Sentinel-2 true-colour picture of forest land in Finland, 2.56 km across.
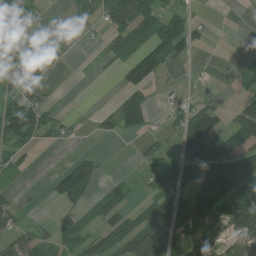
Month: July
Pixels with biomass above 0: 52%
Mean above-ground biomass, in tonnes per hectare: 58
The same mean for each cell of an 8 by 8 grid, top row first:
84 34 40 71 78 64 6 2
62 49 11 38 74 104 16 4
27 6 4 7 88 9 4 31
145 55 3 66 97 30 87 52
80 21 4 4 22 38 133 83
27 23 151 7 29 72 91 146
38 5 58 62 75 99 140 190
63 38 83 104 120 119 88 62
